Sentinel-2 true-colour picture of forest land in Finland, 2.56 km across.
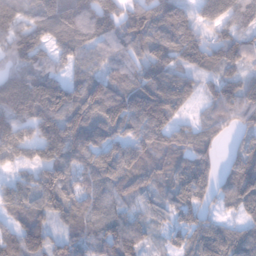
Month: January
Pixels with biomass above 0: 91%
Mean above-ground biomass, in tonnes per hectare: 81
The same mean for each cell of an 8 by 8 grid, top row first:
97 112 116 58 91 75 66 91
82 68 75 55 67 88 66 81
131 101 69 75 71 88 36 64
123 119 115 112 112 63 37 73
130 140 115 75 88 80 70 46
37 81 72 86 82 84 71 120
80 97 82 65 52 75 40 76
75 62 64 88 47 37 103 87
